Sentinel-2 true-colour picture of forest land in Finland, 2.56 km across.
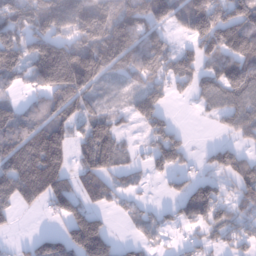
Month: January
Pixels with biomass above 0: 71%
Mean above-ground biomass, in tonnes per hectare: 112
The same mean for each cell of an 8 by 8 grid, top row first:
136 188 201 154 161 114 201 166
138 113 167 193 157 61 130 167
81 172 206 54 99 101 90 169
96 130 109 66 137 16 38 130
162 233 82 117 38 130 24 68
185 212 92 86 41 60 56 125
77 65 112 40 45 67 179 109
17 107 185 69 55 24 72 91
